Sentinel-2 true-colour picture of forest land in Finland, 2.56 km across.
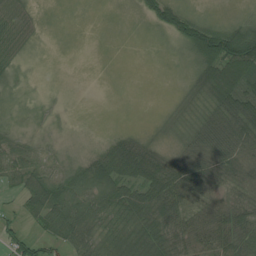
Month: July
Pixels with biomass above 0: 71%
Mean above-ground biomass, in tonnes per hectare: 41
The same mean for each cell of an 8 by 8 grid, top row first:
45 2 0 1 24 60 17 14
40 2 0 0 1 17 128 155
15 2 0 0 0 3 69 81
8 7 2 0 0 11 40 97
33 9 6 42 37 16 89 81
35 35 43 75 79 77 74 47
17 73 55 60 85 60 46 59
49 36 65 70 103 57 61 74
